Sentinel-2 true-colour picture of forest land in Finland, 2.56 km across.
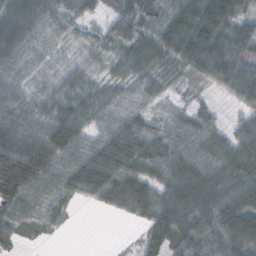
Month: October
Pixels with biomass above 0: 89%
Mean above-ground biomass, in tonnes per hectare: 60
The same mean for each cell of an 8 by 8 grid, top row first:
89 66 42 49 51 82 110 78
74 41 31 46 63 89 106 68
50 44 43 30 47 35 49 89
69 55 56 35 29 30 32 28
79 97 59 56 49 64 66 72
102 75 67 74 67 88 83 76
61 50 8 30 61 103 102 98
19 6 0 0 28 72 83 127
